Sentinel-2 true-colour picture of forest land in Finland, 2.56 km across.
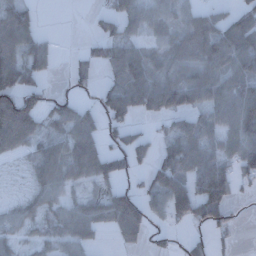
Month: December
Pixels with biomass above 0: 67%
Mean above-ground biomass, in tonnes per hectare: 59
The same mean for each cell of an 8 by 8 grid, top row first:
91 0 0 44 68 48 45 53
97 39 9 51 43 62 79 98
99 20 24 36 94 84 90 82
164 55 55 85 62 96 72 119
69 56 87 32 37 80 65 101
10 76 56 60 24 95 132 59
30 45 44 84 65 81 112 12
35 39 49 12 30 14 30 5
